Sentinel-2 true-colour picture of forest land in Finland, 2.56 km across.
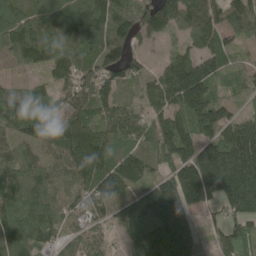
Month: May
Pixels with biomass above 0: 91%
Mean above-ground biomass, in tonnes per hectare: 138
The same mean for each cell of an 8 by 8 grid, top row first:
121 149 195 199 169 183 152 146
141 141 148 156 35 40 98 51
33 49 109 110 86 181 169 80
149 65 102 108 91 164 196 61
117 108 202 106 123 201 153 271
140 121 153 182 113 146 280 282
170 149 88 109 176 210 67 172
180 100 77 54 179 284 56 166
